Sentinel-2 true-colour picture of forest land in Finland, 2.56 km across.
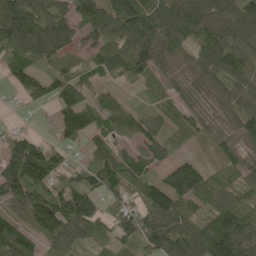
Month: June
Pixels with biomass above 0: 88%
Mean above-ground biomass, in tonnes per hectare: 94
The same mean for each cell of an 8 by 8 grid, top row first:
188 108 111 158 181 153 120 106
113 107 61 108 138 88 107 98
70 80 58 39 47 62 83 91
9 18 108 81 45 51 66 95
93 49 46 79 93 26 30 79
158 118 59 111 105 112 92 78
72 145 143 68 99 109 82 100
108 65 59 59 95 156 168 194
